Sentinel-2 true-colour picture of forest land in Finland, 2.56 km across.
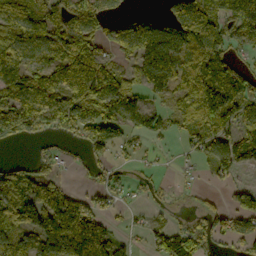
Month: October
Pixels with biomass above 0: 69%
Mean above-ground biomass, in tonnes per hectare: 96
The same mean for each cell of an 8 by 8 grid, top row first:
132 102 142 56 48 117 118 200
126 105 139 53 158 152 152 55
134 114 163 157 93 107 204 152
189 130 157 134 117 70 165 111
38 27 58 100 39 21 86 100
72 63 9 42 26 13 28 27
127 155 71 34 22 11 35 86
113 193 109 67 32 126 66 72
